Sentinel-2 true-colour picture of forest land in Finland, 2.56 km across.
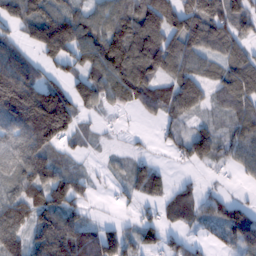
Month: February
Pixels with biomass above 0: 77%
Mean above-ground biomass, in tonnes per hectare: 90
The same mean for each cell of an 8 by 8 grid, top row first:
111 140 87 106 128 132 174 114
83 148 116 158 165 125 103 95
173 66 76 120 117 96 69 133
196 252 78 24 43 66 33 79
106 129 33 9 9 57 104 84
98 119 44 25 73 12 9 27
125 139 52 8 30 68 60 71
109 126 126 80 70 37 25 106
